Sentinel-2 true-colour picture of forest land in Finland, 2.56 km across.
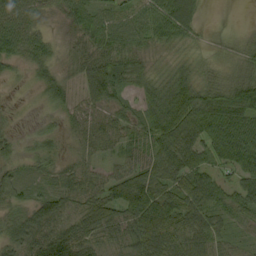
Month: September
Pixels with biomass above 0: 91%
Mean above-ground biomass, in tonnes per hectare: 53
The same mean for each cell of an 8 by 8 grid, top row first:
71 24 55 56 48 92 7 0
58 35 34 56 39 31 19 28
14 44 52 92 46 55 35 48
10 18 27 43 54 93 91 81
24 31 29 35 54 94 67 88
38 36 54 44 76 81 52 46
42 85 50 76 97 86 68 56
56 86 82 44 87 81 76 27
